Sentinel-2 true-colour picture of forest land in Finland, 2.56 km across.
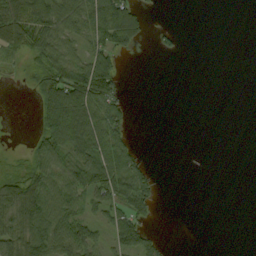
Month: September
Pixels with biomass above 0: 45%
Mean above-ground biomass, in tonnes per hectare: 35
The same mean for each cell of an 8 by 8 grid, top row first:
90 92 64 119 32 0 0 0
47 62 32 58 8 13 0 0
1 74 88 64 0 0 0 0
0 72 101 54 0 0 0 0
0 71 86 78 3 0 0 0
35 70 73 90 45 0 1 0
79 80 38 50 48 0 0 0
84 74 65 33 40 0 0 0
